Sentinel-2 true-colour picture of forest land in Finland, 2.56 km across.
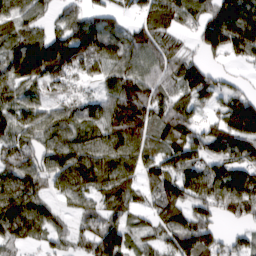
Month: March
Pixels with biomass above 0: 87%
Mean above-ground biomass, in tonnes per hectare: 88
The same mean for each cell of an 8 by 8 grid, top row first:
79 36 66 43 61 84 97 183
97 138 127 94 91 53 88 122
104 80 49 76 86 80 75 20
94 65 77 96 101 106 36 151
85 82 100 70 88 109 93 128
107 77 152 128 62 110 126 125
131 65 56 80 43 101 73 104
72 54 59 118 52 111 99 38
